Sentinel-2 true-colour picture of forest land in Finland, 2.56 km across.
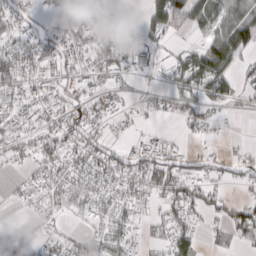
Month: March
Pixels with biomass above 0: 59%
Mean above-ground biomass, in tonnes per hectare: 34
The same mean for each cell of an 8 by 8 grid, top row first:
43 13 15 18 28 68 57 31
46 35 36 64 36 15 60 66
55 36 35 28 5 41 86 25
39 37 37 29 13 28 35 10
37 44 51 31 24 16 15 5
9 36 47 52 55 62 34 17
8 26 33 42 23 45 38 40
9 23 28 52 21 69 14 29
